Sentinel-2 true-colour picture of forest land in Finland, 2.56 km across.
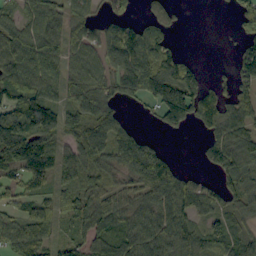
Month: September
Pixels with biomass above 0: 74%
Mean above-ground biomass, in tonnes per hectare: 69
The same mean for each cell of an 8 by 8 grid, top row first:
52 106 69 57 29 22 0 63
94 96 75 112 138 33 0 33
82 88 78 83 116 97 26 57
94 62 82 62 15 29 78 74
120 65 78 84 86 1 48 94
44 76 65 55 122 92 28 94
40 51 65 77 71 101 66 61
76 56 58 90 105 97 73 64
